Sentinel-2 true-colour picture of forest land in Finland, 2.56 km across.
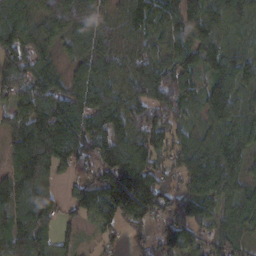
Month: February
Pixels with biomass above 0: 91%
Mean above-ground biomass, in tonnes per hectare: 96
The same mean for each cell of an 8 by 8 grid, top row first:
133 136 154 71 103 95 100 97
136 97 76 99 83 88 101 54
122 100 74 93 130 110 69 73
69 145 129 118 86 84 73 73
105 159 113 147 83 70 98 88
123 99 66 164 120 60 110 69
113 91 72 136 140 90 58 69
145 95 33 36 37 81 56 53
